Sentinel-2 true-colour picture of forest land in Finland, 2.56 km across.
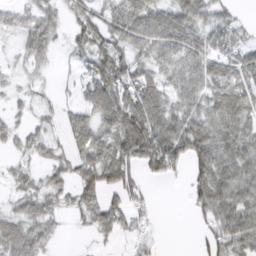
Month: March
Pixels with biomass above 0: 75%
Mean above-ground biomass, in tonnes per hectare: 43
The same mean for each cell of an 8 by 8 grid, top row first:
28 40 42 44 66 55 42 14
16 39 31 51 46 56 47 39
12 9 23 68 52 43 39 51
13 22 39 68 88 56 58 65
21 35 46 63 91 79 78 69
21 24 46 64 30 22 64 65
26 36 39 44 27 0 53 78
58 30 2 17 31 0 35 63
